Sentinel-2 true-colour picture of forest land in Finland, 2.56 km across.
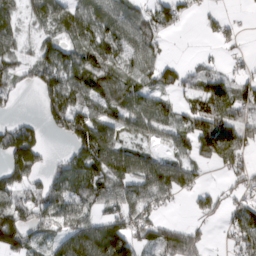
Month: March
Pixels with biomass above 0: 69%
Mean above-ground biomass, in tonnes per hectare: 65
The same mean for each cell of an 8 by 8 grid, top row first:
52 72 70 82 55 51 21 6
47 57 81 68 70 0 3 15
34 65 77 86 58 51 61 33
11 62 85 72 77 40 107 68
145 26 101 99 42 56 117 103
67 40 102 112 101 111 12 42
78 72 63 52 70 10 47 47
96 42 128 166 70 107 21 55
